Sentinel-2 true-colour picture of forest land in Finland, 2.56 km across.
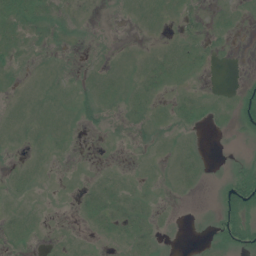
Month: July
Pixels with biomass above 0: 50%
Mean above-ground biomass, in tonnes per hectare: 7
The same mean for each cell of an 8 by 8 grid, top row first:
24 12 2 1 9 9 6 5
11 5 2 2 3 9 8 1
4 4 3 9 14 12 1 2
6 9 10 5 9 11 10 16
4 9 1 1 3 6 2 2
6 3 3 5 4 7 3 13
6 2 9 17 8 1 2 24
7 2 3 8 11 1 5 17
